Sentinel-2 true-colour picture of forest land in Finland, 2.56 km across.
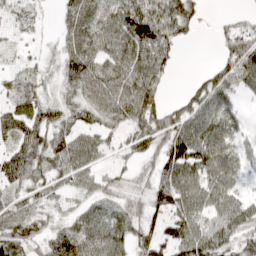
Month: April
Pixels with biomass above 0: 81%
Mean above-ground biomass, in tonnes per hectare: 53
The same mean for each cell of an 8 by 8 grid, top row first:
33 5 73 66 97 83 6 25
14 8 67 60 88 33 0 92
23 15 70 72 79 4 48 61
62 42 40 62 72 63 87 30
51 53 64 32 52 106 90 37
47 39 54 28 32 97 69 40
42 31 31 30 59 80 55 62
62 41 71 68 60 90 81 65
